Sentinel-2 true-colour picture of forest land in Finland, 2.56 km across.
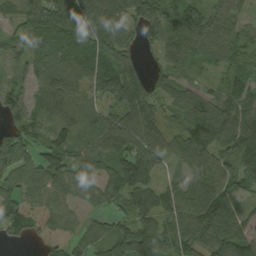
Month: September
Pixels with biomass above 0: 87%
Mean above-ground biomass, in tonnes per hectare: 80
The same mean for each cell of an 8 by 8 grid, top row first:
56 130 77 90 102 88 63 33
49 120 121 65 45 87 85 78
48 89 77 126 68 61 26 77
88 72 64 69 110 75 119 94
98 95 61 99 119 67 110 106
71 74 58 95 107 36 98 104
93 46 37 47 86 88 128 61
41 28 35 89 103 82 90 117
